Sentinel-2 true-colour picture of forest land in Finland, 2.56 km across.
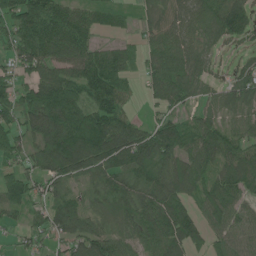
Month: June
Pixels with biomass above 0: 85%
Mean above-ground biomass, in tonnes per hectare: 70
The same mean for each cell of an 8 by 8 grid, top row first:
100 121 66 49 31 59 77 90
65 85 88 51 42 80 41 31
51 82 94 107 33 86 44 58
73 115 93 101 12 41 43 55
70 91 127 129 107 106 84 61
59 69 60 72 67 86 64 80
24 62 58 42 81 97 63 57
21 33 73 72 69 103 53 56
